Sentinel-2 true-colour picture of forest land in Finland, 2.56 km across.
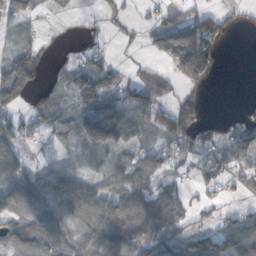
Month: October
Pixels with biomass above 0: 68%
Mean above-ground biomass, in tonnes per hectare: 60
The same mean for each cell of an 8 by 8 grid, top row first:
56 9 10 23 12 38 66 15
58 18 29 13 23 119 99 0
155 32 77 61 61 54 44 0
47 57 78 101 71 70 10 19
66 22 71 87 44 56 53 97
89 92 92 72 60 26 59 49
92 67 131 84 79 58 31 30
75 68 61 127 84 75 115 115
